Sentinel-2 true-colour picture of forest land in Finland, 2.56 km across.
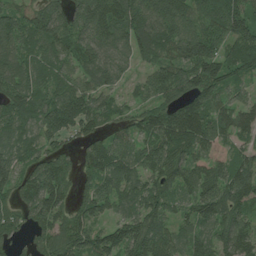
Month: July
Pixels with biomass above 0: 90%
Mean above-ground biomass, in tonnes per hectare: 98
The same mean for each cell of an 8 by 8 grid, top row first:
80 127 101 129 125 133 113 103
92 88 101 99 114 108 134 141
99 76 74 75 57 119 134 76
96 127 140 72 72 117 118 96
74 83 61 80 90 133 89 57
83 127 66 104 87 110 99 114
75 126 84 71 100 69 116 96
45 97 105 97 117 67 69 124
